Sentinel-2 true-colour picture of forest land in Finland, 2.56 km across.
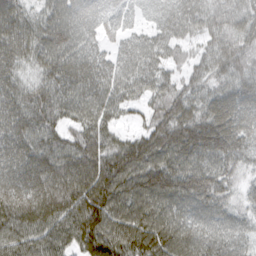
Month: March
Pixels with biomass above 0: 95%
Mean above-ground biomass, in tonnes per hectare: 86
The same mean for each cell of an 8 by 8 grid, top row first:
82 58 78 81 38 93 71 71
91 95 94 47 86 58 52 73
69 70 109 96 82 47 61 80
96 79 83 71 42 90 83 98
96 73 82 67 99 116 121 89
90 107 110 122 114 111 105 37
106 110 116 111 100 83 86 41
96 93 102 115 123 99 91 75
